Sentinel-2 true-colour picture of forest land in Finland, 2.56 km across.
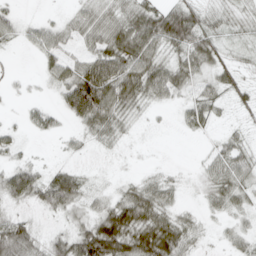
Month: April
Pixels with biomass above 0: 65%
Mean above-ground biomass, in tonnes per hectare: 29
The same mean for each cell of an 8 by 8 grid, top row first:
17 5 19 26 47 68 23 11
6 35 18 55 57 36 46 9
5 16 77 72 57 40 23 25
3 20 73 49 8 10 32 14
14 1 8 8 1 0 6 20
52 28 26 3 10 6 24 37
11 29 17 45 69 20 14 19
63 24 55 90 71 65 5 21
